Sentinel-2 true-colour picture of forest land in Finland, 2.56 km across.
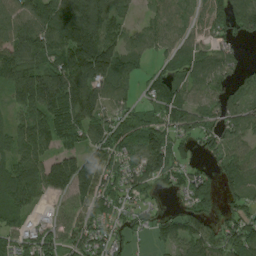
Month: August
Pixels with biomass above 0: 82%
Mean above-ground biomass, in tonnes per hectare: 90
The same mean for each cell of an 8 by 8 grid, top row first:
91 109 219 144 25 65 82 142
97 103 217 128 61 60 56 30
113 146 170 112 41 61 73 44
67 147 162 77 77 92 62 75
86 99 70 130 136 84 52 60
120 130 144 90 109 78 77 65
107 19 59 86 59 30 85 57
69 72 73 71 21 83 89 125
